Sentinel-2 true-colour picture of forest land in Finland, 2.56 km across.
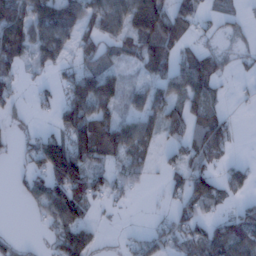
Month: January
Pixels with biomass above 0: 60%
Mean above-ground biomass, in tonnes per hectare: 52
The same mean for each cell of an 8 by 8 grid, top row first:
93 109 81 80 151 80 21 20
94 86 47 50 68 50 28 26
36 16 72 69 26 65 77 9
21 14 88 54 56 52 57 4
16 83 104 89 54 29 89 6
14 97 103 39 23 30 72 39
1 68 63 11 1 35 47 26
19 26 104 3 35 48 84 98
